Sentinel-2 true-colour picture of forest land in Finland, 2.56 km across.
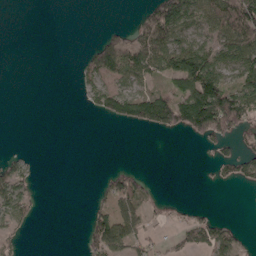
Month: April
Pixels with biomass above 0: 38%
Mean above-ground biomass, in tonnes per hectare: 43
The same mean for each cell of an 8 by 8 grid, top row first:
0 0 0 0 34 141 76 128
0 0 7 93 119 125 92 95
0 0 31 88 80 92 140 66
0 0 3 76 109 108 179 125
0 0 0 0 0 0 38 36
55 0 0 45 25 0 5 46
73 0 0 63 41 4 8 0
22 0 18 93 39 19 71 21
